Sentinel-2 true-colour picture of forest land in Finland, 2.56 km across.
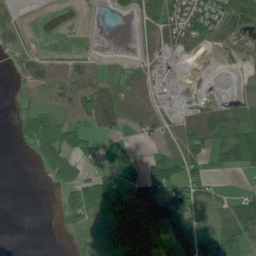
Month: June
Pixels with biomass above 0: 70%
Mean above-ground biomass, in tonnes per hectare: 46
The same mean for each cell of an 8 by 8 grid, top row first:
34 8 5 29 46 77 93 101
36 12 14 18 29 75 75 23
13 53 39 30 52 115 20 16
19 42 45 68 44 41 81 51
15 72 40 21 11 45 71 141
0 32 60 40 54 91 52 11
0 1 69 78 55 96 48 98
0 0 35 39 46 39 72 93
